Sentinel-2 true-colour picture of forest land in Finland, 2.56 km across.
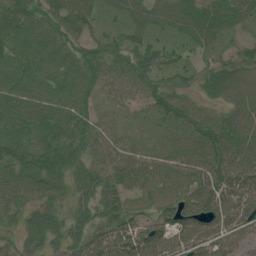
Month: July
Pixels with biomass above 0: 93%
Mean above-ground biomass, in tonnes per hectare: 73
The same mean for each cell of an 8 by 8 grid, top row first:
115 82 83 30 59 68 76 54
92 104 69 65 69 38 40 38
91 88 106 66 76 38 54 61
110 96 84 29 22 73 29 50
94 101 77 51 21 55 98 83
102 121 77 63 67 78 97 111
71 71 60 78 52 82 76 103
46 76 71 96 114 72 81 55
